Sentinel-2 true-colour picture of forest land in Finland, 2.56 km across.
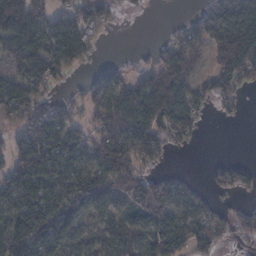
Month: February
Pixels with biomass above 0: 73%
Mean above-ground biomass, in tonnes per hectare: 85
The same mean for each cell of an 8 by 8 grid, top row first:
116 86 101 50 8 3 71 118
102 117 125 1 6 86 93 152
80 93 13 57 57 127 71 112
109 80 39 82 116 156 34 25
80 125 74 177 116 51 1 0
148 131 121 159 90 31 25 71
142 142 134 68 135 109 64 31
117 136 47 73 89 111 114 49
